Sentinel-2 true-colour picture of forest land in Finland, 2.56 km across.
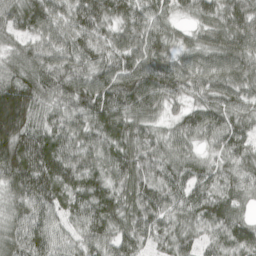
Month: April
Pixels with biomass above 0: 97%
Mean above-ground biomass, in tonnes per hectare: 98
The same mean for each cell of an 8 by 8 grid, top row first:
97 113 111 93 91 49 77 121
58 86 99 89 112 57 90 104
100 107 107 114 145 120 91 95
255 73 99 125 101 44 93 81
187 132 95 103 102 70 41 82
149 147 115 92 110 86 69 75
75 99 90 109 113 86 103 67
91 93 69 93 78 88 56 100
